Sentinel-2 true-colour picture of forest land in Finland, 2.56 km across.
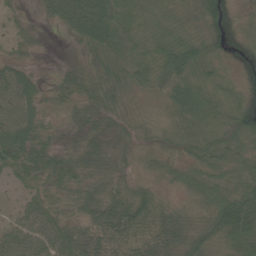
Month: June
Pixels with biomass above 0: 94%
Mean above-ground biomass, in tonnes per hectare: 47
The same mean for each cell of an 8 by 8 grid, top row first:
15 30 95 73 29 18 45 20
22 5 30 52 30 60 36 23
62 14 67 53 38 57 31 23
59 28 46 54 31 51 52 39
90 43 45 52 27 30 45 42
33 56 50 48 32 32 47 45
19 46 47 68 68 38 53 119
62 63 70 74 72 67 51 68
